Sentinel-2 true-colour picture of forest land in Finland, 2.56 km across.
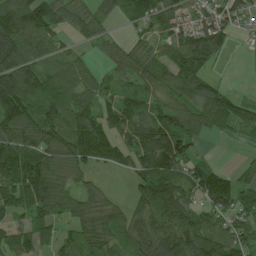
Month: July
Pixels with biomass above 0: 82%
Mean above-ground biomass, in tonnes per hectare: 77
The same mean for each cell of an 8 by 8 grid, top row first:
112 71 58 41 67 64 67 57
115 72 23 28 54 69 114 8
119 78 72 34 73 82 52 0
121 75 79 60 69 78 110 95
101 95 111 86 113 138 13 17
131 130 55 11 94 102 109 44
80 91 79 63 68 110 72 71
102 47 76 85 106 113 107 93
